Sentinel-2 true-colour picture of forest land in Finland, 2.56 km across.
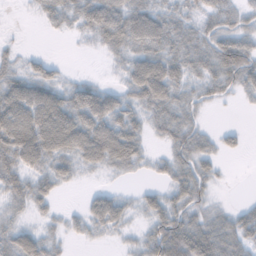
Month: November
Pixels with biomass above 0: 76%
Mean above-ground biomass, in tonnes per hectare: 45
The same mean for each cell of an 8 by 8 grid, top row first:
1 33 47 82 72 43 44 35
13 2 3 44 62 53 53 77
50 47 19 7 99 61 44 52
96 100 83 69 41 50 10 3
91 86 82 105 34 51 26 13
54 47 18 14 10 53 42 0
25 22 16 66 30 53 30 21
57 36 13 10 38 112 99 60
